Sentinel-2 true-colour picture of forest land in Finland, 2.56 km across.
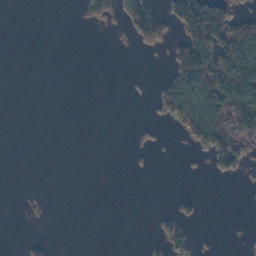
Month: October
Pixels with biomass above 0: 21%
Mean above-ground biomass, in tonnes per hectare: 24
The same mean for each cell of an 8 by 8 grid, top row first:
0 0 7 37 96 47 102 39
0 0 0 1 30 36 87 128
0 0 0 0 3 62 131 123
0 0 0 0 1 67 109 110
0 0 0 0 12 3 88 76
0 0 0 0 2 0 11 21
0 0 0 0 0 14 0 0
0 10 0 0 2 54 2 1
